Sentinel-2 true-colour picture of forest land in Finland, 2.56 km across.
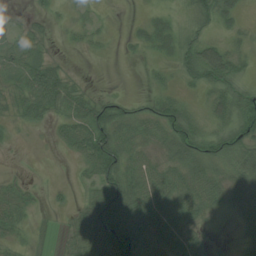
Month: July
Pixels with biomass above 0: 70%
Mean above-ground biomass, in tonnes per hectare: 36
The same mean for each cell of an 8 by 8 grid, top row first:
8 19 13 3 8 13 36 23
33 11 9 4 18 31 47 18
29 96 11 0 4 14 46 27
30 51 64 53 33 44 32 50
5 5 65 88 43 60 51 62
9 1 17 72 65 57 63 45
42 6 27 87 75 81 46 35
20 3 55 87 68 59 19 16
